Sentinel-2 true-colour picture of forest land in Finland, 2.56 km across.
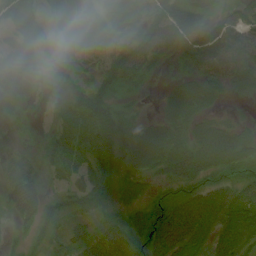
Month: July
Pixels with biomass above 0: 84%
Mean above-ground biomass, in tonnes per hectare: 41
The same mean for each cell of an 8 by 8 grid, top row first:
60 24 37 18 26 59 28 30
56 28 23 37 51 33 56 49
59 20 26 47 27 23 40 33
7 7 45 53 9 51 28 5
6 18 35 55 75 54 71 58
54 21 42 45 47 56 49 38
54 35 37 33 50 66 68 69
11 32 47 69 63 90 52 60
